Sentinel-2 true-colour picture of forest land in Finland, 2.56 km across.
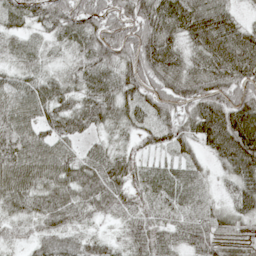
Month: May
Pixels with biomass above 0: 93%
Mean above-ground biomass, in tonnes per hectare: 62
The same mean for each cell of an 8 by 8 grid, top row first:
44 69 87 76 92 95 65 26
35 27 48 85 99 59 91 97
44 41 48 57 81 76 79 83
67 59 68 54 50 58 96 107
83 66 36 35 36 52 64 138
82 65 73 77 37 39 29 81
44 53 56 56 44 52 43 57
28 54 46 29 63 40 63 57
